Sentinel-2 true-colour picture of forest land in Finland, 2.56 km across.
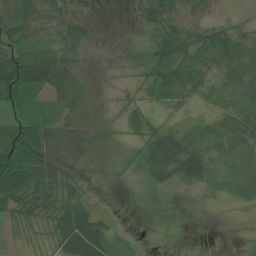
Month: July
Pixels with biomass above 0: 72%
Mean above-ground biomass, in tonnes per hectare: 31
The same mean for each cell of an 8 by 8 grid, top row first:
65 45 13 0 29 31 11 6
48 40 23 0 11 66 49 47
90 68 27 1 17 46 25 39
26 17 25 4 20 15 13 42
90 67 40 4 31 54 31 32
95 61 23 3 21 45 35 28
53 44 37 11 1 1 1 10
20 21 96 37 9 0 0 3
